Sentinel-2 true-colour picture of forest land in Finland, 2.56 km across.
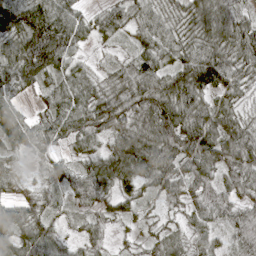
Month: April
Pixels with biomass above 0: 93%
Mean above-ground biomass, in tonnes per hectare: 56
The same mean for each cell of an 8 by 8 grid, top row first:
94 96 50 56 51 41 84 60
77 128 37 13 41 55 87 88
54 44 45 37 80 76 96 52
38 50 71 90 77 93 67 27
38 37 32 42 85 88 104 95
19 21 48 70 62 53 61 73
49 24 20 31 18 17 60 56
61 64 29 17 18 35 42 47
